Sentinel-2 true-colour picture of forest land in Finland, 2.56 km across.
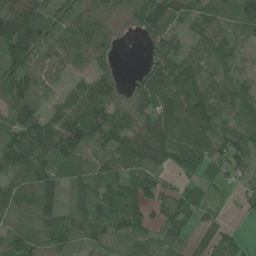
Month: June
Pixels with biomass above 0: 88%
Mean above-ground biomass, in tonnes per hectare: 71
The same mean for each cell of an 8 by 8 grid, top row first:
126 70 70 58 91 73 82 64
117 67 79 41 27 61 77 40
107 50 41 53 63 95 70 68
93 51 99 75 62 93 120 68
98 110 101 65 103 88 92 88
66 87 65 83 69 35 46 38
55 80 57 125 77 64 44 20
65 62 50 57 43 57 67 37
